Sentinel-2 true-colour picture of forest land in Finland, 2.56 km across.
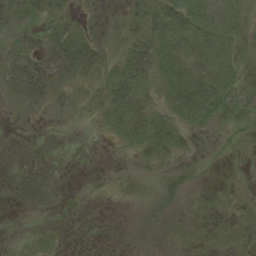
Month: August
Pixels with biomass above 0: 50%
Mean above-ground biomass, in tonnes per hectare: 11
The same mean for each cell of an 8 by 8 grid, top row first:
14 9 7 3 27 23 13 8
9 21 37 7 31 17 22 13
29 41 17 21 25 30 30 20
5 11 5 21 26 20 24 20
0 0 0 5 24 21 1 3
1 1 0 0 2 8 1 3
1 1 0 0 1 1 2 8
2 7 1 1 1 1 2 10
